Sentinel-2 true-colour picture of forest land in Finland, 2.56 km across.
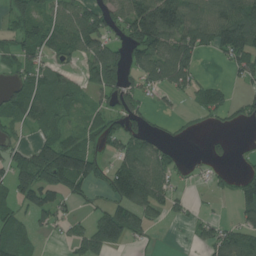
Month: July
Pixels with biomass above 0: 61%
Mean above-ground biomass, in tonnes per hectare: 66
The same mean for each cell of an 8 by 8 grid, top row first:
85 64 90 73 172 133 88 105
66 69 79 76 130 113 54 120
44 72 46 94 61 81 25 31
66 79 34 69 49 14 44 34
42 95 76 49 71 16 21 5
94 123 147 77 122 37 17 44
55 86 19 70 84 32 4 56
72 8 57 112 22 1 56 83
